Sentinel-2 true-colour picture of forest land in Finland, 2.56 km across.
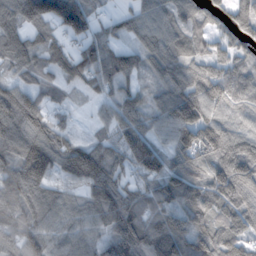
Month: November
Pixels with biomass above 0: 86%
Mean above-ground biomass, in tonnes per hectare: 87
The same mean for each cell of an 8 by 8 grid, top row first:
107 128 133 24 72 70 47 93
101 93 72 72 60 80 57 66
50 38 74 88 34 77 109 108
127 60 10 62 71 115 88 53
106 109 63 58 111 88 105 88
126 87 107 81 72 90 84 124
137 84 68 135 83 87 109 103
123 93 72 107 123 112 111 90
